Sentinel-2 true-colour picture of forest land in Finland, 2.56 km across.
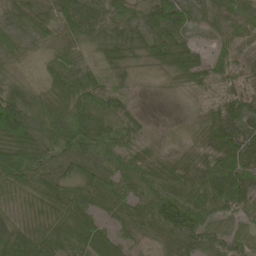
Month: May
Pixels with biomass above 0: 92%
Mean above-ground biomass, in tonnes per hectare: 57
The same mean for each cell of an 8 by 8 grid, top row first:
46 44 100 61 50 64 36 38
39 20 35 63 45 64 25 45
25 43 96 34 8 33 59 39
85 81 108 57 13 1 34 57
85 58 86 92 43 6 50 78
63 54 73 61 84 68 82 82
30 55 68 69 74 132 81 69
74 64 60 51 32 73 60 59
